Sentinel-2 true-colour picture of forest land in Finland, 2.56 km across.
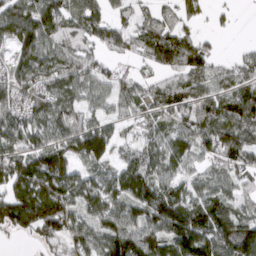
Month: March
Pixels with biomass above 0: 82%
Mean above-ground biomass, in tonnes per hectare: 84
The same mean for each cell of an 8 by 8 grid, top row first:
123 128 107 56 35 53 23 4
103 96 63 53 87 134 38 15
83 83 83 53 38 58 68 67
78 83 64 47 60 80 96 126
90 82 118 90 63 86 82 122
123 156 78 80 122 66 54 56
147 141 77 89 118 126 111 55
13 53 75 121 112 114 131 144
